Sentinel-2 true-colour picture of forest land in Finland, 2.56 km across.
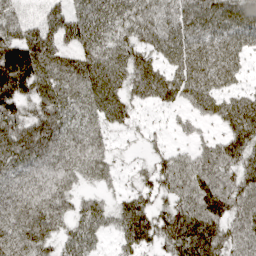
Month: April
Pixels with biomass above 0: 88%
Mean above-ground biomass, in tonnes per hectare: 68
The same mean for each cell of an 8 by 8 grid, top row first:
54 66 83 76 71 72 88 86
128 101 77 67 61 66 64 53
157 85 81 73 76 63 64 29
74 83 59 63 18 27 43 82
97 94 72 28 19 22 46 85
66 61 46 32 42 91 85 81
71 76 49 47 71 72 97 76
80 56 70 29 72 90 94 76
